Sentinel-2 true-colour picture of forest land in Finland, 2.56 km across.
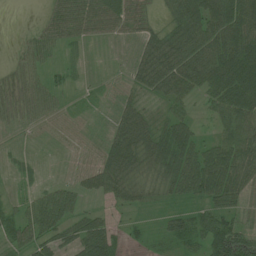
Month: June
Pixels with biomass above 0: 71%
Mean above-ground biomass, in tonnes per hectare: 42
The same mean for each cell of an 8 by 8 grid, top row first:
0 24 75 78 36 57 95 79
11 44 21 5 44 78 85 87
33 34 12 4 51 89 71 90
28 29 10 15 37 42 25 75
0 0 0 0 48 79 39 70
0 1 0 7 20 59 93 63
30 73 33 22 26 29 52 40
52 48 66 63 22 51 65 78
